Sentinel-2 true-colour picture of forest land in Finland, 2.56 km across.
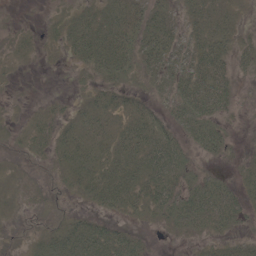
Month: May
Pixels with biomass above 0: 73%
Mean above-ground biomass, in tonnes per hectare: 25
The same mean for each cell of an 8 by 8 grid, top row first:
5 8 24 35 37 18 31 8
13 7 39 50 43 25 39 22
6 1 8 28 28 33 51 13
3 12 20 27 24 27 43 6
14 23 38 30 41 35 33 7
6 17 34 36 39 43 25 16
6 23 8 24 28 47 52 33
12 29 46 40 12 7 19 18
